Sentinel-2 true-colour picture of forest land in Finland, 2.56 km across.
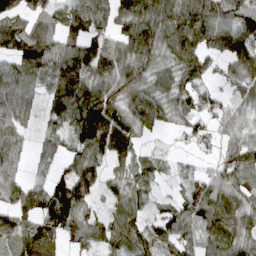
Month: April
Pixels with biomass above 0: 83%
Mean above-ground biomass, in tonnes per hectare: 82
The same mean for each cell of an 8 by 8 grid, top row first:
76 68 114 90 122 125 137 98
97 105 118 86 121 121 88 129
110 77 124 106 88 81 45 81
77 65 141 121 99 76 62 38
70 51 95 124 24 7 24 68
59 48 103 38 57 14 52 94
81 116 95 45 42 54 103 88
81 103 62 68 61 90 70 90
